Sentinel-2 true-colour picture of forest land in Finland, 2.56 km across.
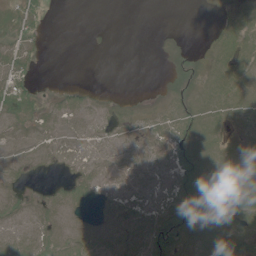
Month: June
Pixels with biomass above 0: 59%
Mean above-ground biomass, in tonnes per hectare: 6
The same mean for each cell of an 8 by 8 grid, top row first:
12 4 0 0 0 0 1 8
9 2 0 0 0 3 4 12
12 1 0 0 0 6 5 10
10 5 6 4 3 7 8 9
4 5 4 5 4 10 7 6
4 1 6 5 6 10 11 7
6 8 5 5 7 12 12 9
8 9 9 8 10 14 10 7
